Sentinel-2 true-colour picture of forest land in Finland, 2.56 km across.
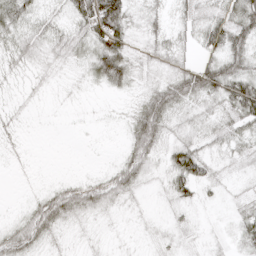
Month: April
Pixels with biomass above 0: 77%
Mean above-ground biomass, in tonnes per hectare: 21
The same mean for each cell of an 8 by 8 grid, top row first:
39 20 41 65 22 14 29 45
26 23 19 53 15 24 24 39
7 8 8 33 12 37 44 47
7 1 2 3 39 26 19 41
7 0 1 1 40 25 22 25
2 2 8 27 21 37 23 9
4 47 40 14 5 14 6 13
36 19 6 3 5 11 7 18
